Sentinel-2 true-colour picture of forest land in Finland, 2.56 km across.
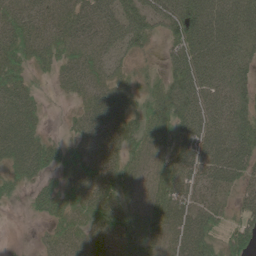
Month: May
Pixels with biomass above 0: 87%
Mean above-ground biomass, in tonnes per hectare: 53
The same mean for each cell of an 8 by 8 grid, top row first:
43 38 54 58 58 77 92 84
55 45 46 46 28 48 91 81
46 14 46 37 32 68 75 65
58 9 33 70 50 82 74 70
66 40 41 53 54 52 78 86
44 31 49 56 45 66 64 59
6 46 53 63 52 70 57 42
3 26 45 45 67 70 54 62
